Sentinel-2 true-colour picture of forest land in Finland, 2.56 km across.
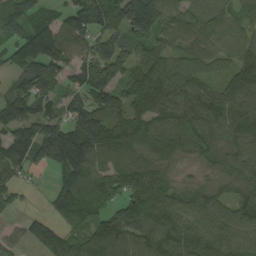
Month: August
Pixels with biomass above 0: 88%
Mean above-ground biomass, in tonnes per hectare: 122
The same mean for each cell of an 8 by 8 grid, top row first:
96 67 143 180 177 93 55 55
89 186 99 118 92 79 77 88
81 142 105 124 149 117 90 134
148 92 138 130 105 126 157 133
144 228 223 159 138 143 137 120
75 34 169 162 154 50 53 128
32 53 200 134 190 126 135 116
41 155 153 182 124 157 131 99
